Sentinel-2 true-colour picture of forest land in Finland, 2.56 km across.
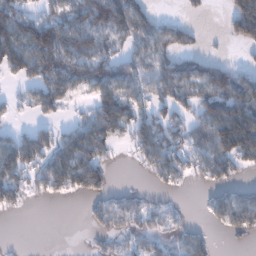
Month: January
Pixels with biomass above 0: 60%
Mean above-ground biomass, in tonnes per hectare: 70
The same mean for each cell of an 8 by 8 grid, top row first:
133 67 89 144 96 13 10 156
148 162 112 48 78 75 9 31
41 95 71 91 68 108 120 102
19 55 15 137 68 73 109 183
80 66 107 68 83 72 99 177
87 76 97 34 20 68 61 32
31 0 2 79 58 23 33 104
1 0 1 41 53 48 39 17
